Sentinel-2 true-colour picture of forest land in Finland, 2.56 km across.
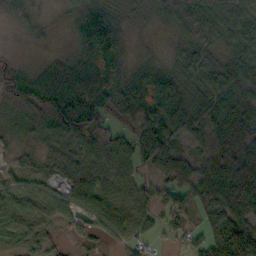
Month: October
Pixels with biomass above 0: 85%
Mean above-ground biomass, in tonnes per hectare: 56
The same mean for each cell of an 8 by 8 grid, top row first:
30 5 83 53 8 69 81 72
2 7 73 107 3 15 56 53
60 72 92 60 52 47 54 59
43 111 138 41 74 66 55 68
16 39 75 66 85 35 33 30
43 22 74 63 34 81 57 47
54 53 57 62 58 80 62 75
49 30 15 30 42 33 70 180
